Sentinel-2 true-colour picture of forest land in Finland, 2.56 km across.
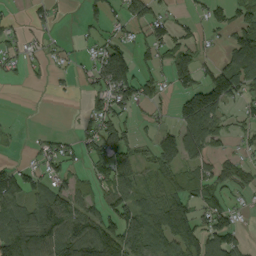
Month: September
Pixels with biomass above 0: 58%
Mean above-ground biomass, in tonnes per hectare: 61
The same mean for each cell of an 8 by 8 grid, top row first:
10 27 15 29 63 22 36 55
30 15 11 74 46 74 15 122
10 21 18 142 60 73 86 102
1 0 5 80 16 51 143 27
4 25 38 100 24 115 80 18
79 61 26 103 56 52 57 55
91 89 77 85 88 111 59 18
134 101 144 127 126 109 110 48
